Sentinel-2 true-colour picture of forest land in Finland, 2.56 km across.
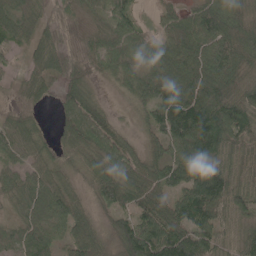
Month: May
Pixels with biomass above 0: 92%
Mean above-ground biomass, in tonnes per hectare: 67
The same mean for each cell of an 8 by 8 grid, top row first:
72 47 25 56 16 49 85 58
39 65 24 57 76 84 79 75
27 50 35 26 82 103 100 56
23 9 119 27 41 149 141 96
68 31 60 88 34 89 136 68
52 60 38 80 84 72 125 57
37 61 53 62 88 82 111 60
45 61 77 39 130 122 78 50
